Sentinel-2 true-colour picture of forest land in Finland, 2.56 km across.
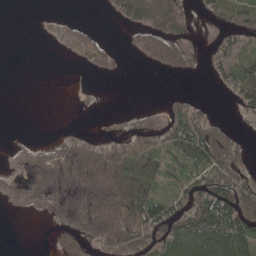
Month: May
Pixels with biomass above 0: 50%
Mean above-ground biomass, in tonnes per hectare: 50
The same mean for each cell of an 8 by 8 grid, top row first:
0 10 6 20 110 106 20 43
0 5 62 27 59 91 16 62
0 0 1 5 0 2 10 90
0 0 3 1 16 46 30 32
13 16 51 46 52 74 108 32
24 50 82 135 106 46 110 88
20 18 41 111 136 70 146 144
0 0 12 108 102 111 120 129
